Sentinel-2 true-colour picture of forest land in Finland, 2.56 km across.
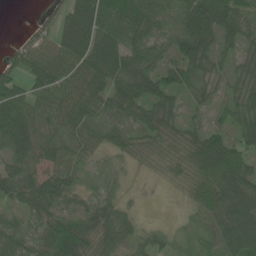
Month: June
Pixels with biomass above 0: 86%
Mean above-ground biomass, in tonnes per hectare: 55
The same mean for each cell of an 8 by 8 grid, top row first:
0 24 86 70 76 58 124 58
35 56 86 69 60 66 75 37
56 94 78 67 74 61 56 40
75 69 70 58 58 42 32 58
65 64 49 39 34 37 95 54
60 53 32 20 6 20 86 93
32 57 32 43 4 2 70 92
49 61 81 62 31 15 22 87
